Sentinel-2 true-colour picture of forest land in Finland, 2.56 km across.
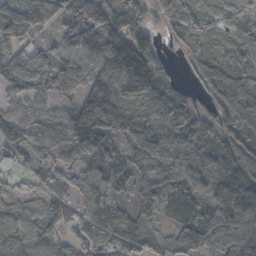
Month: October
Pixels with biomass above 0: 91%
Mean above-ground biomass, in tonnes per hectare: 83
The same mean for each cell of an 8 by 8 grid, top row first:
100 100 127 129 62 84 45 78
67 29 115 145 106 16 48 67
63 66 65 140 154 35 67 87
60 58 107 152 138 134 61 84
81 74 68 87 95 57 64 60
44 65 70 90 61 64 76 96
79 71 62 81 48 113 68 92
97 94 83 110 78 64 96 108
